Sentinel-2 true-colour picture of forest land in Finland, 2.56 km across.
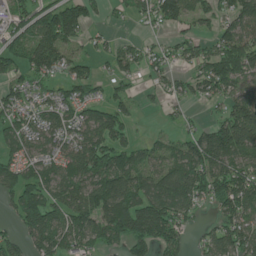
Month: June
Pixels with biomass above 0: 74%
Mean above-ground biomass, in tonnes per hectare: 90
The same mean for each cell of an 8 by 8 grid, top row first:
69 131 156 19 41 99 58 108
87 134 42 40 39 56 53 147
63 65 91 55 28 49 136 97
82 69 73 90 15 21 15 133
78 72 105 115 42 60 162 155
86 87 118 159 93 127 146 139
89 118 106 145 135 110 36 136
62 117 95 92 140 86 56 118
